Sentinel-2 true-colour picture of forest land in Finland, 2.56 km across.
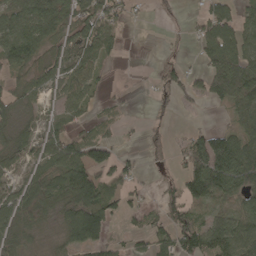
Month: April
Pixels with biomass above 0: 66%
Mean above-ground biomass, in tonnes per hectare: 62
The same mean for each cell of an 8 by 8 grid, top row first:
79 96 80 69 5 11 69 48
97 63 87 45 0 7 91 80
35 71 75 8 3 63 80 134
51 27 42 14 2 16 7 68
73 66 67 49 24 31 132 100
44 82 105 61 18 36 158 127
135 74 151 65 35 64 45 66
63 19 116 43 32 87 84 95
